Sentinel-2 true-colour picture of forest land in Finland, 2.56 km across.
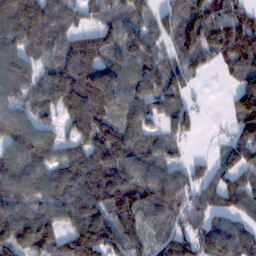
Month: February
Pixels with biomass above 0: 86%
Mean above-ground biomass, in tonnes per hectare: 103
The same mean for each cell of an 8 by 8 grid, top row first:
201 134 63 65 44 85 101 65
112 100 148 101 142 55 63 90
130 95 164 160 138 109 7 68
88 76 158 115 86 116 8 121
115 104 114 169 97 54 8 106
107 102 151 141 104 86 69 101
91 101 135 140 115 97 93 83
78 122 159 138 71 110 107 115
